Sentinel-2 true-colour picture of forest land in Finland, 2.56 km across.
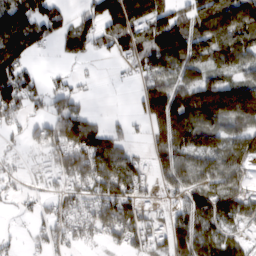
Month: February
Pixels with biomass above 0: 73%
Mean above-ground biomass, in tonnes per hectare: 87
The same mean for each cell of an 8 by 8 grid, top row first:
126 108 54 135 128 69 98 110
169 30 78 54 103 141 101 116
135 31 25 4 52 84 89 80
71 65 68 6 68 173 153 151
17 80 132 103 25 126 120 105
34 54 126 138 88 106 110 91
18 46 70 137 90 71 122 109
18 55 52 66 116 112 97 51
